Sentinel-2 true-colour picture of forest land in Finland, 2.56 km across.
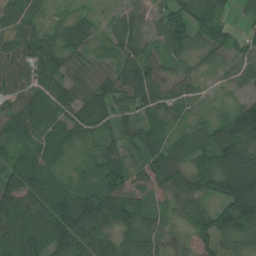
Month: July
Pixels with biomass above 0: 91%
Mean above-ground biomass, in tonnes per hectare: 64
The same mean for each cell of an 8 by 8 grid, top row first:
60 39 37 32 35 80 68 22
47 76 57 43 44 53 51 49
38 61 43 47 91 49 21 52
68 73 85 81 66 52 25 91
68 75 40 44 69 42 72 128
94 77 26 74 41 43 90 177
97 95 128 79 53 31 41 167
106 96 84 56 65 23 56 50
